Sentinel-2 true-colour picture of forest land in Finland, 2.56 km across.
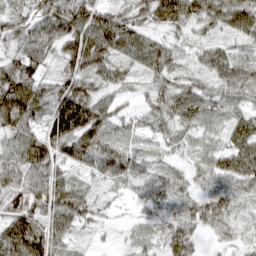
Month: March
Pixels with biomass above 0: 93%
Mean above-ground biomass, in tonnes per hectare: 50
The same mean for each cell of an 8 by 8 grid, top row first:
44 54 64 55 45 75 67 82
39 44 80 70 69 32 41 30
92 41 61 43 27 43 43 58
101 60 109 43 29 68 63 37
49 58 83 57 39 36 36 67
56 73 28 39 43 35 35 55
54 58 61 16 23 37 50 26
82 71 17 7 24 58 13 23
